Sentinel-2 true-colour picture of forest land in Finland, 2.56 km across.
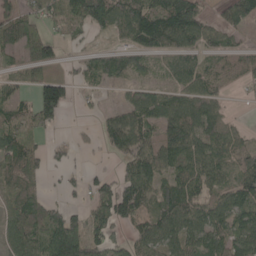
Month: May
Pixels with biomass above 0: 69%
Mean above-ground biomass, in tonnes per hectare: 72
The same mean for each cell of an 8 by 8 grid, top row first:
65 73 95 110 112 185 43 95
48 65 12 32 88 68 45 28
43 87 40 72 41 43 59 35
66 119 9 29 98 104 77 4
98 30 14 55 88 106 76 46
86 27 18 32 117 89 84 67
79 89 32 120 79 132 84 92
103 159 145 66 70 80 76 99
